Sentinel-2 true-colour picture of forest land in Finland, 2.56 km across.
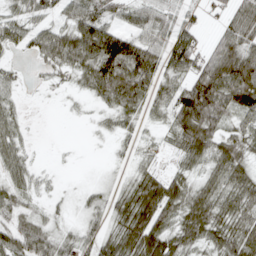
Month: April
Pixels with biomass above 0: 75%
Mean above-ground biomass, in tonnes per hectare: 47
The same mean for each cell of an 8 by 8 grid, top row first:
33 30 62 43 51 45 11 71
29 69 90 110 78 71 36 83
19 9 29 99 79 38 106 119
25 0 3 34 34 70 102 67
43 1 1 8 12 33 70 50
44 8 0 9 39 33 34 46
37 13 13 38 83 56 68 62
60 44 38 51 97 57 46 72
